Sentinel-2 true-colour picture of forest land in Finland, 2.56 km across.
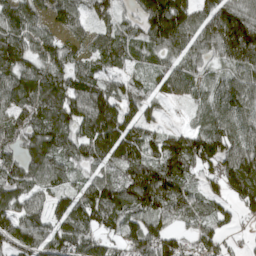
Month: April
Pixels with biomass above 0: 89%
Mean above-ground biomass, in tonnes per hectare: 110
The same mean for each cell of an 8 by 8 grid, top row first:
118 77 74 100 132 188 115 132
129 91 74 110 84 106 93 181
126 135 100 74 51 95 64 97
105 142 138 168 86 10 77 98
91 137 115 161 122 107 146 107
127 99 60 73 162 135 67 133
115 100 132 171 147 107 76 93
139 126 126 88 146 100 105 34
